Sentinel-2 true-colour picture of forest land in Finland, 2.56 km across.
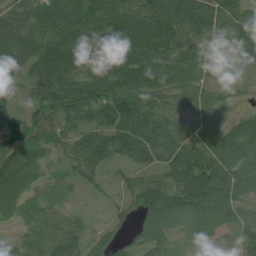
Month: July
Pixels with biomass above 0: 87%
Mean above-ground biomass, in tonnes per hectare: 70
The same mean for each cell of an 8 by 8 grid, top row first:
71 85 90 103 95 88 80 67
89 80 90 92 112 86 69 76
29 90 79 89 97 73 36 18
43 75 84 91 84 53 65 26
69 56 61 82 94 81 84 96
91 29 47 19 49 87 139 95
42 38 14 32 105 103 111 72
19 40 59 38 72 35 50 39
